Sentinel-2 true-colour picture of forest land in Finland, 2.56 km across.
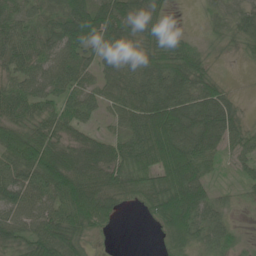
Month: June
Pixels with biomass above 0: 86%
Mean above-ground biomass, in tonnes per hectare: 56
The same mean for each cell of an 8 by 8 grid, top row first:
49 40 88 81 63 4 18 36
57 54 75 75 53 42 18 19
54 68 57 56 80 87 49 2
61 44 58 39 84 99 96 29
103 84 51 46 79 101 82 40
72 85 77 62 48 91 40 18
74 63 95 45 29 98 61 10
60 76 42 5 0 49 49 22
